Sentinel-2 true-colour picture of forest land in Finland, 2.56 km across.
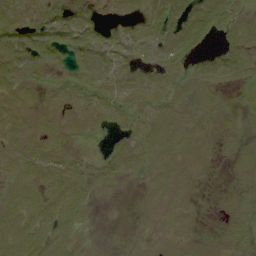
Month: September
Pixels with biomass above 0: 65%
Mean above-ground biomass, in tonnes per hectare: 7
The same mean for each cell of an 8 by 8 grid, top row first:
7 9 8 4 8 14 15 8
11 11 9 9 7 14 5 11
8 4 9 8 8 5 8 7
7 5 7 8 8 7 4 5
8 8 4 3 9 10 4 4
8 9 10 9 7 7 1 3
10 10 11 0 2 3 1 5
12 12 5 0 3 3 2 5
